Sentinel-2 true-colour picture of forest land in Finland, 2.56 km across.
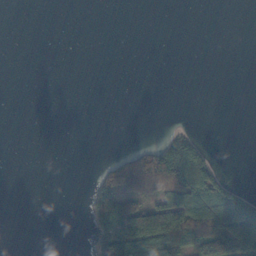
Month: October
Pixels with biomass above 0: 21%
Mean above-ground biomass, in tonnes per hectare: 29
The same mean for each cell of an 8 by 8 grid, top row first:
0 0 0 0 0 0 0 0
0 0 0 0 0 0 0 0
0 0 0 0 0 0 0 0
0 0 0 0 0 0 0 0
0 0 0 0 14 75 13 0
0 0 0 82 173 165 76 1
0 0 3 132 97 138 129 124
0 0 0 117 142 122 134 105
